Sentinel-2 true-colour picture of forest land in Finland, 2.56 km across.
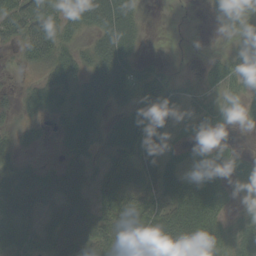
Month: September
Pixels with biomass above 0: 73%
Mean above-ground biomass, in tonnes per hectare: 44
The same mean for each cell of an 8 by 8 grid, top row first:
56 62 56 76 17 0 11 45
21 59 28 68 11 1 5 44
5 37 38 85 77 29 30 51
23 34 55 32 72 43 45 29
27 8 58 40 71 24 22 9
45 45 41 59 56 44 56 50
60 41 50 62 66 66 76 16
62 44 55 51 85 80 81 51
